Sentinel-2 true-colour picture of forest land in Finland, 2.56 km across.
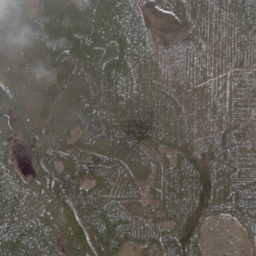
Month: May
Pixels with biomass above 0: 94%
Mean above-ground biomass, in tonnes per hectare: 62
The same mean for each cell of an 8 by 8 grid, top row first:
63 86 89 87 40 21 66 66
63 80 86 81 66 21 66 68
55 57 56 83 57 38 66 61
56 52 62 60 60 56 53 59
35 81 59 67 55 56 59 80
35 74 71 61 49 66 92 79
60 49 87 94 34 61 74 72
79 64 75 101 51 71 18 13
